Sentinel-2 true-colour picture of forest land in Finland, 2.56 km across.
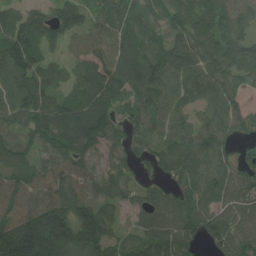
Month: July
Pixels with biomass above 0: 91%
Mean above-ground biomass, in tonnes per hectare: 110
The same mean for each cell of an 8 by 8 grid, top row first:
108 121 99 105 73 115 134 116
154 72 82 127 102 139 129 132
127 91 109 148 182 142 154 104
108 135 130 94 112 115 112 99
74 91 131 81 58 107 113 53
70 85 81 94 43 96 103 91
108 137 112 66 67 99 102 81
236 247 175 85 91 114 89 111
